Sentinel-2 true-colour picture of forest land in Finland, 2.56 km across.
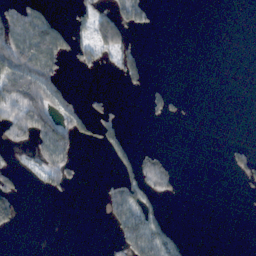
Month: November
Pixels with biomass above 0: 24%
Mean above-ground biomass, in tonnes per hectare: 34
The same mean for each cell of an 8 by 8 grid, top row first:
94 46 30 80 35 0 0 0
124 111 50 76 19 0 0 0
120 96 1 6 36 0 0 0
101 109 56 42 13 18 0 0
44 104 36 56 7 0 0 21
47 54 13 21 77 21 0 26
57 0 0 66 88 0 0 0
0 0 0 21 124 43 0 0
